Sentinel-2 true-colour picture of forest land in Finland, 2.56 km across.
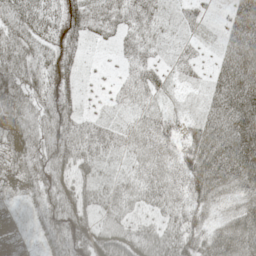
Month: May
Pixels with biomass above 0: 95%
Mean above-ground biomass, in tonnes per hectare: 49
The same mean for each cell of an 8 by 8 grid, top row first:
62 51 60 35 37 18 16 60
70 40 35 14 33 16 13 66
76 44 27 12 41 16 24 81
71 62 32 13 33 19 37 76
60 67 56 36 48 33 73 78
57 72 57 25 48 44 79 75
28 71 68 48 50 44 43 52
21 66 75 88 76 72 58 82
